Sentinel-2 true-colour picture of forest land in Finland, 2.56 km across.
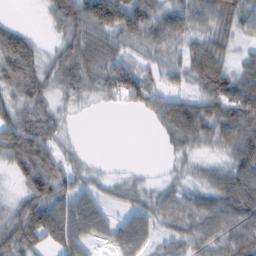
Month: February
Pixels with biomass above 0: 79%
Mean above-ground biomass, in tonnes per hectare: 52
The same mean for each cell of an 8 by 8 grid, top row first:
3 29 84 92 81 62 65 66
93 19 75 54 42 38 71 22
91 56 58 64 49 30 94 64
56 41 12 5 25 84 68 88
101 68 8 0 0 34 30 71
33 101 36 11 7 16 28 81
48 89 69 21 37 36 52 80
79 62 64 45 46 43 56 74
